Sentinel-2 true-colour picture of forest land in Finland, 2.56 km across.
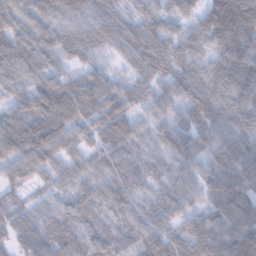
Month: January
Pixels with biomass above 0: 97%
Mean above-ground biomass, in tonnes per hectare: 76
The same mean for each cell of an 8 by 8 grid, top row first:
84 98 83 78 45 63 99 141
123 75 64 59 97 52 65 107
87 81 62 65 67 74 69 100
66 131 113 117 53 54 85 73
125 126 64 84 34 78 66 72
64 50 51 41 43 57 69 100
54 41 57 50 50 69 67 86
65 82 62 56 76 72 116 120
